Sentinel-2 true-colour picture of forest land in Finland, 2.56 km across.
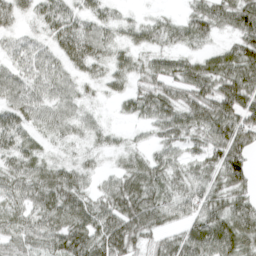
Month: April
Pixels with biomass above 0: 89%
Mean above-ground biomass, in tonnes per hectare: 55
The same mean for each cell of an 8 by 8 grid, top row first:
42 48 43 28 16 19 73 84
39 37 73 42 44 39 27 67
50 53 33 37 50 67 81 88
54 45 32 9 52 69 90 105
46 23 24 20 19 48 67 93
54 56 46 33 70 44 64 77
47 74 81 71 89 57 65 66
55 60 85 91 56 55 95 85
